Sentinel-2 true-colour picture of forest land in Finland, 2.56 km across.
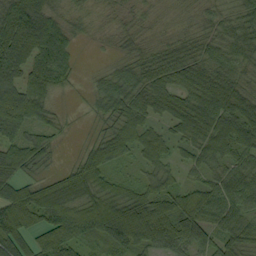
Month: September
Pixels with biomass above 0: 91%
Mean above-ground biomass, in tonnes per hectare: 62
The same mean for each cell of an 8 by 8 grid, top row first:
99 62 28 19 23 20 32 46
109 104 15 16 38 49 50 59
65 87 14 62 64 63 82 50
99 48 6 55 62 71 101 92
62 44 11 69 66 44 87 91
59 23 70 49 36 32 57 69
104 102 77 92 90 81 84 60
91 72 55 76 78 86 61 71
